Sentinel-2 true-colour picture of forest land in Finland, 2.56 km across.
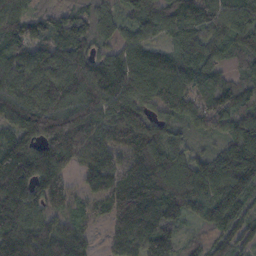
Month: October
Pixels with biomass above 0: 93%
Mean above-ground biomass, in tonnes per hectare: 109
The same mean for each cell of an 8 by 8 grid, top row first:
99 71 64 70 104 123 123 152
117 107 94 63 96 101 114 119
107 121 148 146 150 136 103 70
134 172 159 133 85 97 112 112
105 149 137 112 139 86 26 129
175 147 52 117 139 159 124 155
135 79 57 83 101 120 59 77
122 104 90 33 125 69 57 91
